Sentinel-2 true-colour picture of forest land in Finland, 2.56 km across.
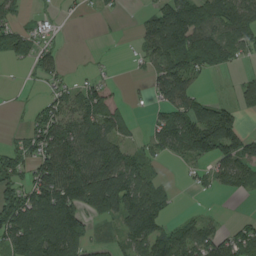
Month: August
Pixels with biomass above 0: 64%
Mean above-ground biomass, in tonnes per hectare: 64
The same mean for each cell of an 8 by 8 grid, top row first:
33 15 8 9 29 150 87 92
67 28 1 2 47 142 135 62
1 31 23 35 20 116 14 23
4 66 81 92 7 83 79 57
31 95 108 90 29 76 122 79
61 108 130 134 64 4 36 61
114 124 98 89 124 17 4 1
118 146 78 22 93 84 79 65
